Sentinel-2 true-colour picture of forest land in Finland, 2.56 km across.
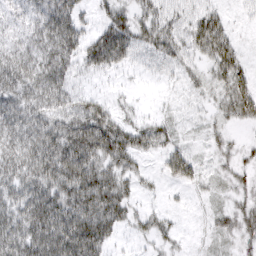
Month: March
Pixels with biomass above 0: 77%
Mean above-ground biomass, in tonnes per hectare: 47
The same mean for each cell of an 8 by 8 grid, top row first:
22 54 35 53 44 42 50 7
36 54 54 92 43 47 69 27
58 58 24 10 7 15 26 53
52 52 58 46 13 10 13 46
62 73 90 95 57 32 13 14
67 82 96 65 24 41 15 21
68 102 101 97 23 8 10 27
86 103 116 47 23 23 10 27
